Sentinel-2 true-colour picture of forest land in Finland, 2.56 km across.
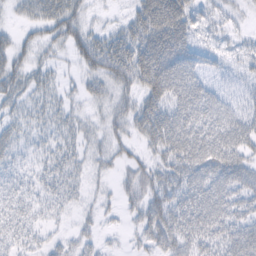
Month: February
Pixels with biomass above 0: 78%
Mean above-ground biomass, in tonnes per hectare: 36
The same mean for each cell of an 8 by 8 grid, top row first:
15 44 34 7 59 70 31 11
43 25 45 51 67 74 22 16
41 25 19 47 58 69 28 22
24 28 17 33 49 51 54 39
28 20 26 28 26 58 58 49
21 26 20 17 39 48 54 48
31 19 14 10 49 53 62 39
31 17 22 4 24 55 42 54
